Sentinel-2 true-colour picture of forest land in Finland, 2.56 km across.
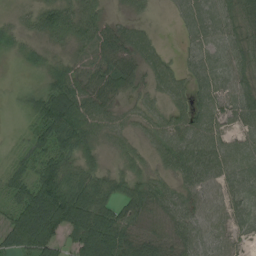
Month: August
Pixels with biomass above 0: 86%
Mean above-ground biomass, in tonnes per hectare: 53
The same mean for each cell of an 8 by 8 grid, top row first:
19 55 74 25 18 23 64 53
21 31 43 73 61 9 42 53
2 36 61 67 39 51 56 54
8 98 85 47 35 37 56 59
12 69 71 26 26 69 67 32
40 106 84 49 41 49 71 51
58 130 123 68 54 54 51 41
59 81 77 124 45 38 55 28
